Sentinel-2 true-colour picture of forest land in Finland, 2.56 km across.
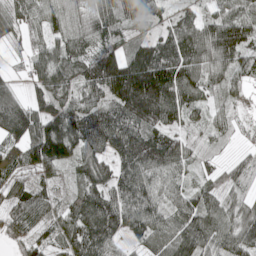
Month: May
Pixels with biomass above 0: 91%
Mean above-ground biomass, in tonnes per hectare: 76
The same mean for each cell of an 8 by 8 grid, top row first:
59 67 63 90 66 44 46 76
19 67 71 35 57 100 108 98
34 91 58 101 171 118 79 53
142 72 98 83 158 98 53 22
51 152 100 101 137 83 25 18
35 30 65 79 94 51 34 46
70 53 97 114 96 71 85 65
57 40 102 66 61 88 81 95
